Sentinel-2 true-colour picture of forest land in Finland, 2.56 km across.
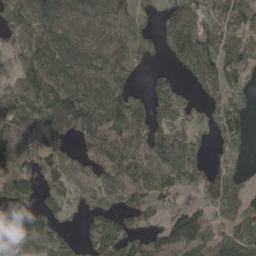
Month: May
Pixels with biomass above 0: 75%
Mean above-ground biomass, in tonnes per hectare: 99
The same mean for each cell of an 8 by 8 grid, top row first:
113 107 60 67 39 127 96 123
75 126 85 69 66 131 125 132
86 166 110 97 22 55 103 76
75 234 203 144 115 120 62 99
93 103 63 104 112 150 36 59
164 87 72 101 102 111 92 63
101 90 42 90 93 57 76 141
106 102 52 138 81 117 90 127
